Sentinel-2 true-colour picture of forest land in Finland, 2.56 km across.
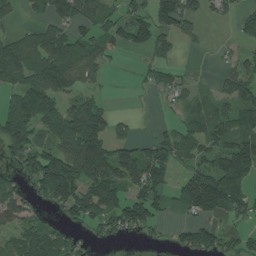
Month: July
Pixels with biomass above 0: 63%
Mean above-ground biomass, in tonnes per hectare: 81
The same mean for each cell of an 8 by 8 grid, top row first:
29 78 99 58 73 131 42 43
119 144 100 66 65 41 7 28
99 145 67 7 21 45 6 96
116 108 107 39 1 21 64 95
121 79 172 122 53 99 87 120
48 179 139 137 133 52 143 161
90 44 123 112 125 44 132 99
78 96 20 34 18 33 78 45
